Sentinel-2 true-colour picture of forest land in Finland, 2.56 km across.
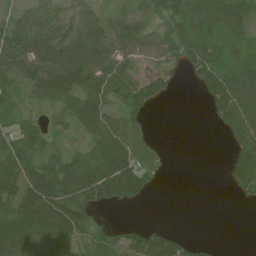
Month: July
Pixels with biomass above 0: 67%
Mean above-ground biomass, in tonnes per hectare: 47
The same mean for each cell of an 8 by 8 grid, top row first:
42 51 72 32 33 55 59 54
73 93 98 75 49 58 51 31
51 81 77 71 57 16 56 69
34 21 57 43 38 0 16 73
52 32 22 87 40 0 0 47
71 67 111 108 58 1 0 47
63 89 65 26 7 0 0 6
91 74 41 38 52 43 6 0
